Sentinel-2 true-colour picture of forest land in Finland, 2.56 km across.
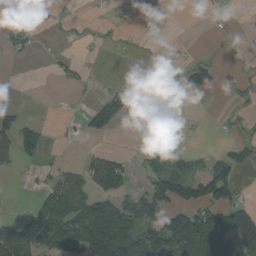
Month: August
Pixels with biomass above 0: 36%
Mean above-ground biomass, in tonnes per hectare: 43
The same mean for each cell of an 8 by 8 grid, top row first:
12 9 3 6 2 0 6 5
28 8 10 5 2 5 2 6
7 4 23 11 5 19 55 18
33 0 15 100 9 5 1 9
89 14 6 2 19 16 9 38
10 21 29 78 44 87 93 52
1 84 68 108 111 76 92 84
107 113 131 211 105 155 150 129
